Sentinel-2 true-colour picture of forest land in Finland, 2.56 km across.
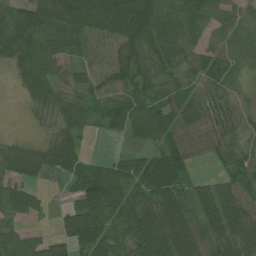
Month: July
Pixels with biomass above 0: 86%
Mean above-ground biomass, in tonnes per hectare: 69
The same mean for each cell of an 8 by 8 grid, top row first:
81 117 157 142 122 95 93 48
98 67 59 69 110 83 59 60
24 57 47 73 83 37 69 35
0 41 54 73 80 76 73 41
25 41 46 8 47 83 66 57
56 29 65 96 109 103 17 67
75 17 76 92 81 90 70 68
57 47 83 78 97 112 54 71
